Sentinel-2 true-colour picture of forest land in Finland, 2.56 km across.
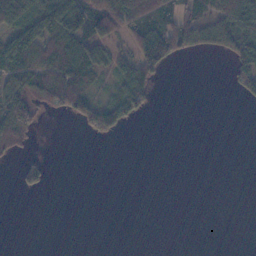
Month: November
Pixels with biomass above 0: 36%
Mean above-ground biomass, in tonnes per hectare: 31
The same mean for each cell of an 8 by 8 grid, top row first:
83 98 99 108 78 57 55 75
85 74 84 49 89 69 29 66
63 88 77 34 76 0 0 43
110 24 50 67 25 0 0 0
57 0 0 3 0 0 0 0
21 29 0 0 0 0 0 0
0 0 0 0 0 0 0 0
0 0 0 0 0 0 0 0
